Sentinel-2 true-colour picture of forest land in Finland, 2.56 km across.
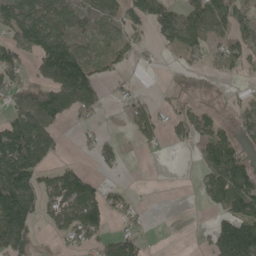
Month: May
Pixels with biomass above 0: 56%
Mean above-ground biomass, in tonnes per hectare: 71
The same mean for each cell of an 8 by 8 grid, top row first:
113 105 57 50 119 83 114 53
93 142 46 65 38 68 67 66
72 112 187 33 6 22 22 14
85 129 80 7 52 45 34 37
187 118 20 38 26 24 74 52
200 52 84 13 0 0 67 149
215 55 142 65 12 0 27 113
143 7 53 68 37 0 56 223
